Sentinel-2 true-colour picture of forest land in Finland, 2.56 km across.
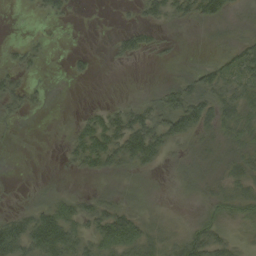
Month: September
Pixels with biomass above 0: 66%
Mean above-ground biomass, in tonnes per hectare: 23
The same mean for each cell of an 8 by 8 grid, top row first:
0 13 2 1 17 28 40 17
8 5 2 9 23 7 9 25
19 3 9 0 2 20 35 33
18 3 5 22 34 63 44 42
4 1 36 47 63 31 25 33
2 3 12 19 16 13 26 33
12 31 31 34 19 6 24 33
57 71 34 58 41 25 47 18
